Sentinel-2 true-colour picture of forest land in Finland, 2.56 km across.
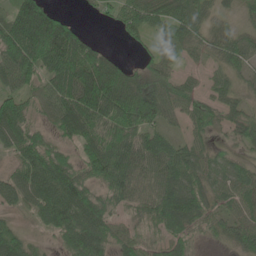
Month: June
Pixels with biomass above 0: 85%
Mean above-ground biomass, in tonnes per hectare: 72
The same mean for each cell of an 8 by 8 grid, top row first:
104 115 11 32 81 59 41 27
135 182 102 12 25 56 53 55
85 66 126 134 57 46 27 34
92 48 118 115 97 56 57 44
81 72 68 109 95 49 32 31
66 110 88 119 80 88 61 49
38 91 126 65 70 109 68 63
56 19 120 76 61 57 24 61
